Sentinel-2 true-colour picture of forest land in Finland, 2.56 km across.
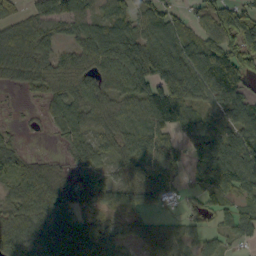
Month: October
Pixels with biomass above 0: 82%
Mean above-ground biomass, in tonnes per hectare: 68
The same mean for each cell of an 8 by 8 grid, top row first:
43 71 79 72 54 54 57 121
71 52 67 116 100 102 100 148
46 73 74 78 105 164 137 114
5 39 72 53 41 104 48 74
32 4 52 58 77 37 104 96
70 60 26 29 73 36 89 115
64 80 39 45 57 18 36 46
92 77 81 65 46 52 41 43
